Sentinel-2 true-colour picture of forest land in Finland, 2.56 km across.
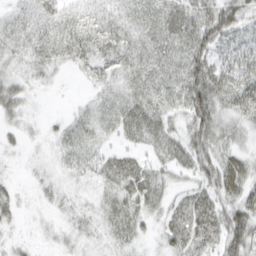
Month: March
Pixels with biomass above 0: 82%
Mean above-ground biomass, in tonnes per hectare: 31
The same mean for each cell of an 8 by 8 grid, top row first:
20 39 31 32 40 43 52 51
27 32 37 35 35 38 62 36
24 13 8 27 36 37 77 47
25 3 11 28 45 27 72 35
11 10 35 14 25 34 55 24
6 11 24 35 39 21 43 53
21 11 16 26 29 25 43 53
11 6 15 17 13 32 30 66
